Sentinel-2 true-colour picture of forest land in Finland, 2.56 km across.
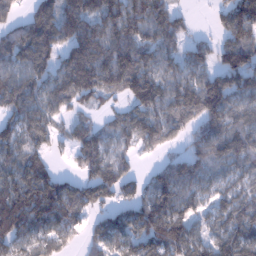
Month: January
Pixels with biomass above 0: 83%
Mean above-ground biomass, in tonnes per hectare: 101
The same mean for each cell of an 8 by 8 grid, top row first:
27 108 153 121 121 68 9 138
106 119 155 137 110 69 53 151
104 87 176 111 151 92 102 96
70 93 48 44 114 117 153 102
76 64 120 64 64 38 119 156
111 103 67 123 38 114 84 92
177 163 106 65 102 129 63 137
96 91 42 88 105 142 87 159
